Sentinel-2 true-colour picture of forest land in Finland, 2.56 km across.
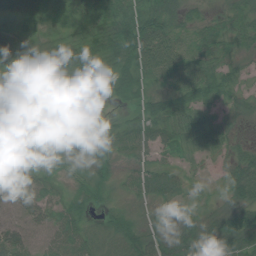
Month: July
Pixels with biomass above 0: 94%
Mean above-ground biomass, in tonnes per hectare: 45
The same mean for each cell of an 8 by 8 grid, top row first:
39 24 32 66 73 54 29 46
49 50 58 66 88 50 43 37
47 34 73 55 52 58 65 32
66 61 37 12 42 62 29 29
52 39 40 60 53 43 38 22
53 30 24 30 58 43 12 57
31 37 34 26 25 22 21 50
54 39 56 54 53 44 55 45
